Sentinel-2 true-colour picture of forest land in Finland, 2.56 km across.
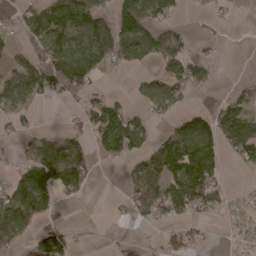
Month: April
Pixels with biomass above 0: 49%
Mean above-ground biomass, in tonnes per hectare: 54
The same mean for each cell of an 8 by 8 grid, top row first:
24 95 107 80 102 25 15 2
17 79 90 90 82 67 11 0
70 104 93 1 29 84 46 10
48 0 35 78 30 40 38 88
15 45 50 103 40 124 101 111
45 123 89 0 80 124 115 5
109 50 2 8 50 86 65 11
41 74 8 6 10 31 14 11
